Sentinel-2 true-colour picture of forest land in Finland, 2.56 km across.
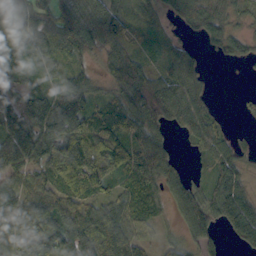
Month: October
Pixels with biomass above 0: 84%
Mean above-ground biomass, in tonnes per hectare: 72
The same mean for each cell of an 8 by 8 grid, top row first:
157 102 116 93 24 44 66 21
97 85 100 66 22 30 18 27
50 32 52 70 104 68 13 2
89 104 86 70 112 89 38 10
108 123 159 121 70 14 53 13
71 98 153 86 75 48 39 53
83 63 72 81 71 44 75 94
107 124 116 157 46 31 53 42
